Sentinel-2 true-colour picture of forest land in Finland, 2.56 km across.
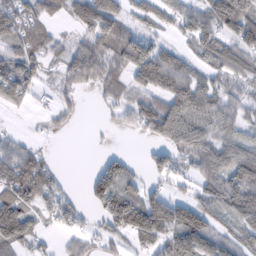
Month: February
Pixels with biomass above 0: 74%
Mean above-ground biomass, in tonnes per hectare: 66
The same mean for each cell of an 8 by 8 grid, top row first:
82 55 79 76 52 57 89 144
56 47 47 75 93 39 81 91
102 21 59 55 83 110 55 66
18 20 14 20 74 125 81 54
38 8 0 4 13 96 95 88
82 47 1 95 34 52 81 107
116 45 34 115 123 99 80 106
88 17 28 36 78 116 106 67
